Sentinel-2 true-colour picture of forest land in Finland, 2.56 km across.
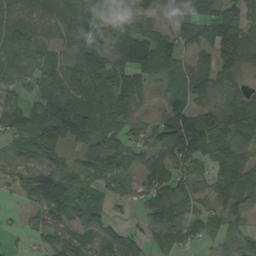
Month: August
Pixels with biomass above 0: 81%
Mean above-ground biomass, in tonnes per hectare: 80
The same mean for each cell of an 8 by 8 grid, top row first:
78 94 105 69 80 26 66 63
80 59 98 131 146 83 62 144
56 61 109 109 59 46 84 51
86 147 158 77 28 63 96 136
73 144 69 84 50 139 110 131
33 85 69 70 71 85 70 133
10 109 88 34 55 103 51 71
11 55 63 68 49 97 37 67
